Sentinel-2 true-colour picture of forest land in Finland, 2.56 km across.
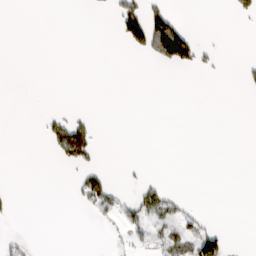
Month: March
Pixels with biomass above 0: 12%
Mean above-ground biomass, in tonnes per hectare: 12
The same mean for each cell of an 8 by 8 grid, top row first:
0 0 0 17 91 24 0 14
0 0 0 0 59 134 9 0
0 0 0 0 0 0 1 8
0 7 5 0 0 0 0 0
0 18 80 0 0 0 0 0
0 0 20 11 5 0 0 0
4 0 9 35 50 22 1 0
12 0 0 3 16 49 76 0
